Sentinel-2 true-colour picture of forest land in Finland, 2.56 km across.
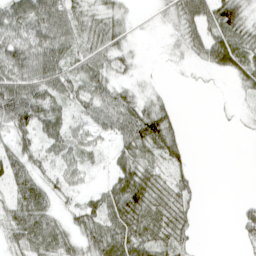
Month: April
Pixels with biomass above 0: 73%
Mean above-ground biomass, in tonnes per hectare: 39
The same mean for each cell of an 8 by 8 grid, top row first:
57 79 50 37 2 41 72 50
63 72 52 51 2 13 64 44
78 74 53 39 7 1 4 26
90 59 33 63 61 19 0 6
39 42 39 30 65 44 0 0
57 34 32 35 54 33 0 0
57 44 36 63 63 50 0 9
47 68 37 67 53 43 0 14
